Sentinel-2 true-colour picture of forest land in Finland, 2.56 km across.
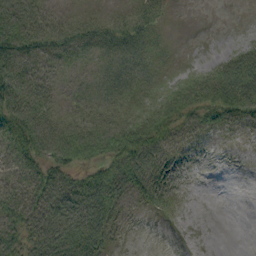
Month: September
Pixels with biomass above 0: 67%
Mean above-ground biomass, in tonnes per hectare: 34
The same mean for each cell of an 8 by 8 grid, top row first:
75 32 14 12 20 1 0 0
71 40 24 19 16 1 0 19
66 20 8 22 15 20 59 84
70 40 16 22 38 58 51 58
57 79 83 74 70 33 13 5
53 55 34 57 60 25 0 0
61 72 71 46 15 9 0 0
57 79 73 22 0 1 0 0
